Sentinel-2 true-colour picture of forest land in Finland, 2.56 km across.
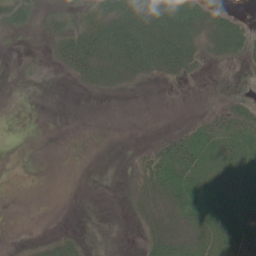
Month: June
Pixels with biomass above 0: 44%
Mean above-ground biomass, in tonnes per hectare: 18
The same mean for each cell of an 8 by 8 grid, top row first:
26 16 15 44 83 68 25 9
0 10 62 58 55 56 21 26
1 0 20 28 13 9 1 1
0 0 0 0 0 0 7 20
0 0 0 0 2 28 34 34
0 0 0 0 22 41 29 26
0 0 0 0 18 32 47 28
1 8 9 0 10 22 24 46
